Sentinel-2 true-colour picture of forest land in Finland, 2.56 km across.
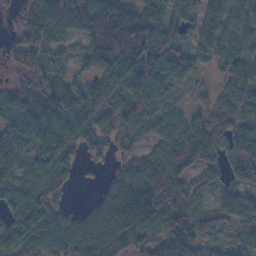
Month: November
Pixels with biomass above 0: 89%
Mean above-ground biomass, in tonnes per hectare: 87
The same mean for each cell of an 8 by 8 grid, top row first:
51 141 141 191 132 95 81 71
35 79 54 216 212 93 75 75
45 87 58 98 128 60 24 105
77 104 147 71 71 35 70 72
35 103 66 38 33 99 97 100
48 65 31 46 169 105 51 81
56 86 40 98 147 75 44 84
77 76 136 160 101 131 49 46
